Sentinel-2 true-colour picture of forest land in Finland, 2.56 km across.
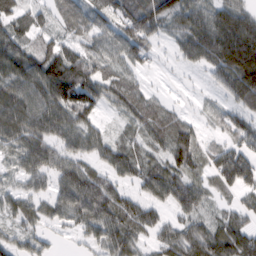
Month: February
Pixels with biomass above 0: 89%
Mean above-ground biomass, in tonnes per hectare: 66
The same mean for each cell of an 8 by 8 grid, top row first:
62 38 57 55 101 75 71 85
75 74 49 53 65 34 103 163
80 117 128 70 25 6 20 125
103 85 97 25 86 42 22 62
64 84 54 45 51 100 33 68
31 58 94 43 66 81 48 112
55 46 94 89 67 54 32 46
39 28 22 74 36 61 86 103
